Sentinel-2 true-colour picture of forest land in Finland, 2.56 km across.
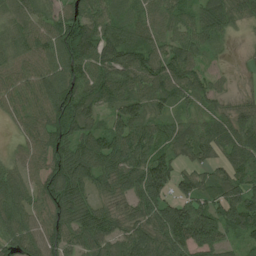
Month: July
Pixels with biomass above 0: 93%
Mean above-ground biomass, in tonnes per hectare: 82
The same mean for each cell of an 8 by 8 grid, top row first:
59 65 90 67 62 69 88 55
71 85 116 97 88 74 56 6
64 84 104 91 95 105 55 9
54 111 107 66 91 55 50 58
26 99 92 102 98 85 89 103
58 103 98 87 123 84 51 78
90 86 82 56 88 98 97 139
93 100 76 82 101 115 139 59
